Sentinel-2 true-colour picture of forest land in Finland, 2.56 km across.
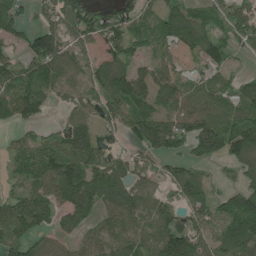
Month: June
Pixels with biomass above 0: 78%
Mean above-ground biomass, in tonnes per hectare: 96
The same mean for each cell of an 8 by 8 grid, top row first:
93 73 103 48 51 117 86 119
56 170 66 79 64 83 93 49
122 118 80 122 108 96 65 44
94 36 90 86 108 121 121 79
56 83 132 22 109 97 144 137
51 141 149 119 70 94 46 55
123 109 138 99 115 88 119 146
105 60 61 105 112 192 92 146
